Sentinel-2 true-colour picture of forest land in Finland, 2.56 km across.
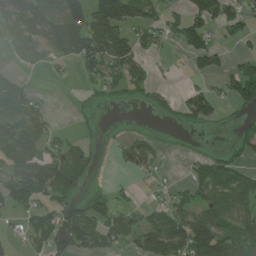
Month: June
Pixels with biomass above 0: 51%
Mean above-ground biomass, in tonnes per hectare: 59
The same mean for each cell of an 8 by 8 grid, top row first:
63 72 100 202 78 32 100 56
28 62 84 169 49 19 92 11
34 7 22 45 51 3 29 126
72 23 9 1 6 39 78 44
91 54 30 10 55 2 2 44
87 138 82 2 20 4 81 88
38 44 62 48 34 69 98 91
17 57 105 62 82 126 176 91
